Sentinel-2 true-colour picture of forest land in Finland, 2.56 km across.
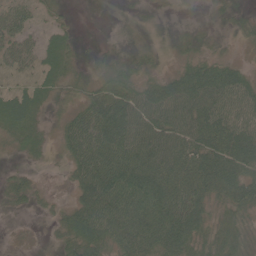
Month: June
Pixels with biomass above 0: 91%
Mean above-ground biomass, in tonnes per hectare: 52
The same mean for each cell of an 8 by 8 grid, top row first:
46 14 10 10 21 16 19 26
49 35 23 21 24 21 20 11
14 32 27 50 39 63 96 54
60 23 45 92 74 79 88 56
25 19 81 98 79 68 85 93
24 4 64 121 118 83 99 86
19 14 70 97 106 96 57 54
6 11 71 67 90 90 42 41
